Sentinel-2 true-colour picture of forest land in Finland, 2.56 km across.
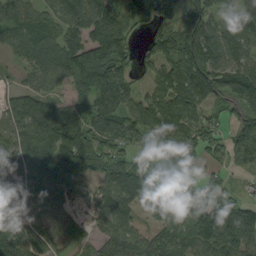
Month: September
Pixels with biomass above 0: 84%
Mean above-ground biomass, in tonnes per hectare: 88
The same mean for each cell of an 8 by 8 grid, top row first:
90 77 84 112 65 82 101 53
60 100 121 158 39 145 130 64
25 63 120 127 31 120 87 112
112 86 70 116 112 129 56 72
92 126 139 93 47 107 73 95
60 111 97 123 103 76 36 16
59 55 27 94 51 94 117 112
120 59 40 110 86 84 100 106
